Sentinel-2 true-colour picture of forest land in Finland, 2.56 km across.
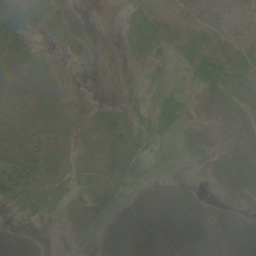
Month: June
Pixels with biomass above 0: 64%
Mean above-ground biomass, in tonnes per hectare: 30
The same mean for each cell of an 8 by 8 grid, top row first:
79 55 19 0 26 13 18 16
77 10 15 0 18 15 34 29
86 49 2 0 0 1 41 39
77 54 18 20 7 4 20 34
105 65 22 33 20 6 23 28
62 64 32 39 8 2 8 40
21 40 25 24 32 41 14 7
51 5 5 46 67 57 27 28
